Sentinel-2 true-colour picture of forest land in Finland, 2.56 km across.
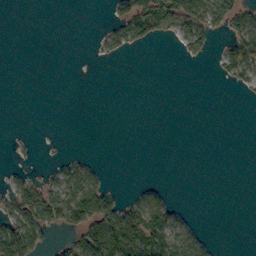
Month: October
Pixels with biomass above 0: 26%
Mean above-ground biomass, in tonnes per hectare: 23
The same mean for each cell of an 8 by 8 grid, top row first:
0 0 0 20 82 74 63 48
0 0 0 26 18 10 27 88
0 0 0 0 0 0 1 32
0 0 0 0 0 0 0 0
4 1 0 0 0 0 0 0
14 16 46 3 0 0 0 0
55 83 101 70 62 18 0 0
121 25 72 148 89 54 12 0
